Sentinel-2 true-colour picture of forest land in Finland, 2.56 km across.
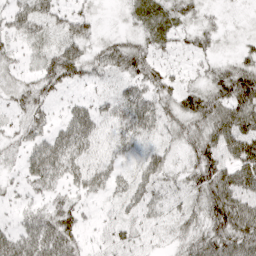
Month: April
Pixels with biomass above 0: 81%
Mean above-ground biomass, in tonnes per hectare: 41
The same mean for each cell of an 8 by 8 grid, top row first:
44 41 37 4 47 41 17 6
22 33 44 43 41 23 28 21
25 41 32 19 50 29 34 77
24 30 37 33 57 43 62 72
25 52 54 33 33 25 63 83
21 55 45 42 38 23 78 85
24 39 31 16 41 22 61 79
50 71 38 30 31 25 63 81
